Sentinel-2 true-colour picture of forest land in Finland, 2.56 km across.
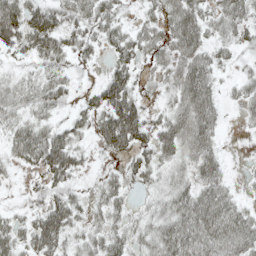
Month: May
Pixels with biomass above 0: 76%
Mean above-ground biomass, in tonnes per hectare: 43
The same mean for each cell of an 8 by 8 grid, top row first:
73 61 43 40 21 57 40 49
36 62 37 40 47 49 39 26
24 41 10 53 18 47 56 23
35 33 30 79 39 54 66 16
50 78 29 58 41 65 53 1
8 46 24 22 38 32 53 4
13 49 34 43 16 55 79 36
50 75 33 53 35 79 77 57
